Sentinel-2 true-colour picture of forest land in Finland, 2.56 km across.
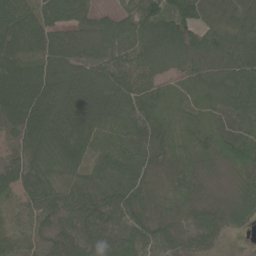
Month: June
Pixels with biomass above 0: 96%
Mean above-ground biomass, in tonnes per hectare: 86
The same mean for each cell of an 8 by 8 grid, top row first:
94 89 81 60 118 136 93 102
92 94 93 103 124 137 126 113
123 129 110 113 104 76 122 132
109 118 122 113 104 111 93 98
37 125 100 90 57 112 111 95
65 76 63 72 63 47 35 38
26 58 66 71 58 49 49 56
60 49 77 71 71 57 50 8
